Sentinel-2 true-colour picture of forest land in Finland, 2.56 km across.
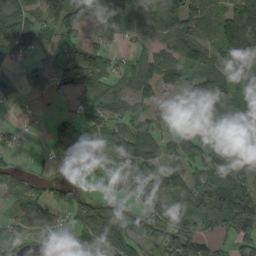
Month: September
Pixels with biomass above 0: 71%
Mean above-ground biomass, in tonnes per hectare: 60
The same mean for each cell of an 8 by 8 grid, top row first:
86 62 55 86 84 69 83 143
102 36 66 24 34 73 68 137
32 34 65 61 77 41 88 104
11 3 30 51 54 38 74 79
10 11 43 59 95 55 51 80
27 22 25 33 86 88 68 61
24 53 59 51 45 73 67 123
37 20 54 105 59 100 53 47
